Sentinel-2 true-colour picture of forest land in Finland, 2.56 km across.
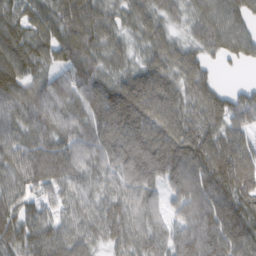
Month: February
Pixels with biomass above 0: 94%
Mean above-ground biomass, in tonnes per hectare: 98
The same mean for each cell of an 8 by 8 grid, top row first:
75 80 121 69 78 48 87 84
118 100 106 70 58 76 66 84
148 100 119 84 120 89 60 9
115 119 99 148 126 100 100 117
100 108 98 118 144 129 105 92
88 118 76 87 119 114 131 136
84 56 65 87 92 57 133 120
99 108 87 68 99 102 136 133
